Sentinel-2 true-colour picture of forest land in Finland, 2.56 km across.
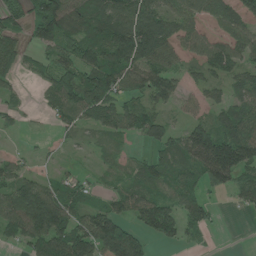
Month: June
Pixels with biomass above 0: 74%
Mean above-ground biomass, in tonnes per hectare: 78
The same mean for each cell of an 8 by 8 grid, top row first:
65 148 112 131 146 96 69 69
67 78 115 143 185 78 80 87
37 57 106 116 90 69 59 65
32 27 83 109 79 32 46 81
3 9 21 26 42 75 159 161
73 29 32 26 60 66 102 84
115 168 80 68 92 72 43 27
51 120 132 184 58 42 13 0
